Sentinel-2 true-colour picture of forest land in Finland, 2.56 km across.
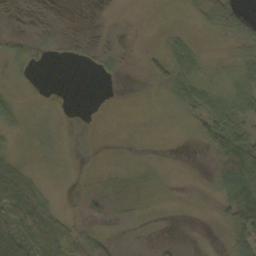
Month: October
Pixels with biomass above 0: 54%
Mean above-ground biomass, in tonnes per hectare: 17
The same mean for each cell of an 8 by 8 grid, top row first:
4 3 0 1 0 2 22 31
20 10 13 8 3 30 3 18
9 0 0 10 7 39 20 28
23 6 0 0 0 13 39 30
9 11 3 1 1 0 17 34
44 6 1 6 6 1 10 67
43 46 11 12 6 1 2 59
81 80 53 19 3 6 1 36
